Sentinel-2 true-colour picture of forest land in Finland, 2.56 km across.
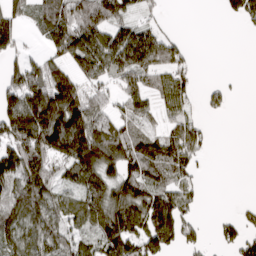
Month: March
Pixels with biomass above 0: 67%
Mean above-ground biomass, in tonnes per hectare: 84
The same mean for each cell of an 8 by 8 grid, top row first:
57 92 148 119 22 1 0 53
52 62 150 114 138 80 0 0
89 161 97 63 86 75 8 2
144 225 159 73 68 52 30 0
123 152 210 161 105 113 24 0
126 122 140 108 121 83 5 0
104 103 100 174 144 109 3 17
82 96 54 127 106 72 21 70
